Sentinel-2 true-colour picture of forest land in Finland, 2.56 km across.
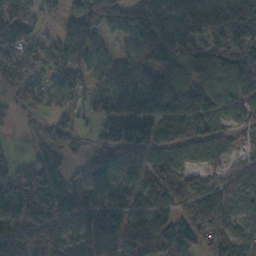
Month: November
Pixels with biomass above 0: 80%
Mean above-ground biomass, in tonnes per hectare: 96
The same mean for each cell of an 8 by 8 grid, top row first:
137 36 101 122 111 100 98 151
99 42 159 37 93 119 92 151
85 73 65 132 117 90 81 111
26 35 41 94 82 132 91 32
7 107 34 56 72 93 95 49
114 188 45 75 89 103 56 89
68 189 100 99 83 103 196 89
106 107 82 179 153 183 110 91
